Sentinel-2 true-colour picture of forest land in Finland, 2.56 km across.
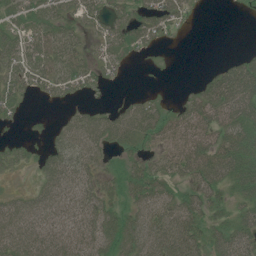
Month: July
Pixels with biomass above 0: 71%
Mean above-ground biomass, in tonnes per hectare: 39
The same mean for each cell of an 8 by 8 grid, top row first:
33 44 37 29 31 30 1 2
46 55 30 33 19 2 0 2
41 45 38 11 0 0 26 73
17 4 25 26 49 23 65 72
14 23 58 38 25 44 60 69
7 45 47 24 45 34 71 76
46 49 54 38 47 55 49 35
68 63 61 64 65 80 46 57
